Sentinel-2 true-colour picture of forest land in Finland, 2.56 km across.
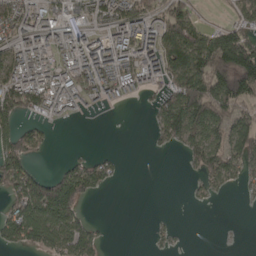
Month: April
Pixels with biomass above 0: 57%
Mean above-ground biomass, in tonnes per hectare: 79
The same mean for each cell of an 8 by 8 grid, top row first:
121 92 60 96 95 149 5 68
82 68 99 120 92 135 156 214
123 88 102 107 70 94 198 198
130 64 29 10 4 167 202 97
120 21 1 0 1 45 126 131
169 74 114 39 0 0 78 54
97 227 84 0 0 0 6 2
78 86 123 2 1 14 0 0
